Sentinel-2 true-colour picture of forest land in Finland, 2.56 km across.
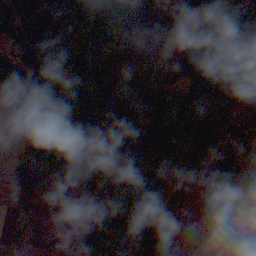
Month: November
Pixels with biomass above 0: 82%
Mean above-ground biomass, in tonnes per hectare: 73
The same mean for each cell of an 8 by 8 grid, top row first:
127 88 93 124 135 117 71 92
92 123 88 75 98 28 88 89
91 75 80 78 104 69 110 80
25 96 132 162 136 86 77 65
14 58 87 131 175 97 85 75
18 19 26 86 93 38 55 72
13 4 12 104 107 15 12 11
6 8 44 77 81 26 36 22
